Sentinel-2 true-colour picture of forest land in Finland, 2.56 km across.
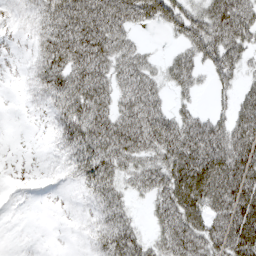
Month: April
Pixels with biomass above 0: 72%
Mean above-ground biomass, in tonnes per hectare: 51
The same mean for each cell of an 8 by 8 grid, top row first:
11 56 85 80 56 63 70 76
1 65 90 68 19 24 70 61
4 65 72 56 68 47 24 37
1 21 65 58 89 41 36 57
0 7 67 78 74 85 96 78
2 7 38 62 56 88 115 93
0 0 7 55 13 84 86 100
0 0 6 69 37 71 78 103
